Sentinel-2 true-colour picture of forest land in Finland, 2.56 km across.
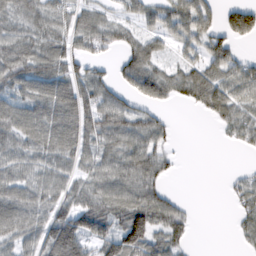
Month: February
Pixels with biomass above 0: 72%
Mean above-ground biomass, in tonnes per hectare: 63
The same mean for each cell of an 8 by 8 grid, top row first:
69 68 58 30 48 85 64 91
81 81 53 43 66 44 67 22
89 91 72 41 86 61 92 75
78 96 107 91 51 6 49 54
70 83 82 70 70 14 0 32
67 71 60 73 88 12 0 22
89 83 110 74 96 48 0 37
65 101 126 100 107 60 0 22
